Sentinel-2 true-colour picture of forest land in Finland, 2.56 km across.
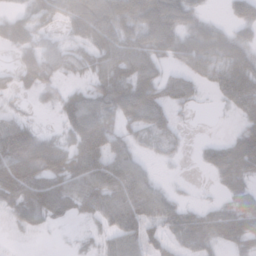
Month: November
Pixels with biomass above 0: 72%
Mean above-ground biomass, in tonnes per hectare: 45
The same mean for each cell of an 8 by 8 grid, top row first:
35 44 77 82 62 60 17 35
44 44 33 77 60 53 55 43
33 37 18 61 64 35 27 63
16 6 82 51 68 18 2 33
120 71 84 61 20 14 12 36
132 90 69 78 43 3 6 33
55 80 39 56 60 35 18 35
3 1 9 42 53 28 33 35
